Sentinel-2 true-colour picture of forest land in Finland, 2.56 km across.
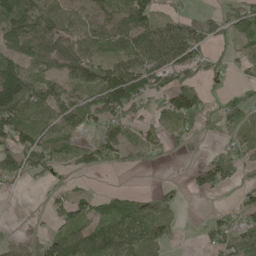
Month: May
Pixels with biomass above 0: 67%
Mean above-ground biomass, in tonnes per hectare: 65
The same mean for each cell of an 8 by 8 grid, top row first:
121 74 63 71 96 34 39 84
108 108 69 64 92 108 48 35
137 82 75 121 75 62 35 18
114 86 114 90 42 89 35 88
106 97 53 89 51 27 6 48
56 55 21 6 2 1 84 34
0 25 59 93 72 32 7 46
44 58 110 136 132 31 48 86
